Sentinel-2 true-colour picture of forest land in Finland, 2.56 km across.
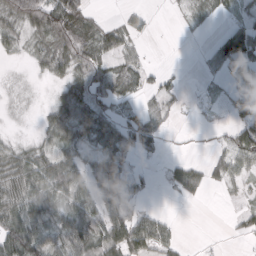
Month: March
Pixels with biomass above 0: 62%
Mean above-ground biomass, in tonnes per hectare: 39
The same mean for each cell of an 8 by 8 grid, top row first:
62 92 78 8 17 3 19 22
23 45 79 58 13 0 14 78
5 20 48 68 37 14 10 19
5 33 89 36 43 13 2 48
20 25 34 51 36 3 6 74
58 74 53 68 11 33 33 33
68 75 71 62 16 1 1 15
93 66 80 86 80 27 2 8
